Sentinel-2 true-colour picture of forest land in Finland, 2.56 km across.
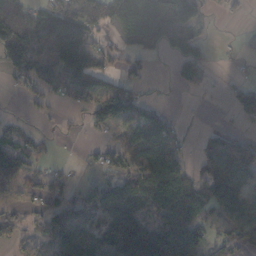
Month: October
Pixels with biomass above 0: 64%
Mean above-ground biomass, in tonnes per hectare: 71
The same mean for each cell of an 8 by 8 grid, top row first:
78 95 111 87 153 136 22 14
162 95 156 36 91 83 27 8
37 78 118 48 33 28 20 15
5 14 31 116 58 6 1 37
81 20 8 44 102 52 46 60
100 55 12 60 110 106 81 122
31 68 86 120 85 128 79 110
28 74 137 148 182 138 49 54
